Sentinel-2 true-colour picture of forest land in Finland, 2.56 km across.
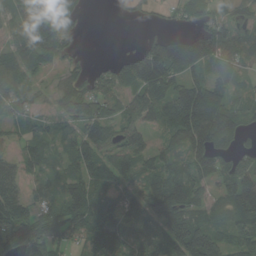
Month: August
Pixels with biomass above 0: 80%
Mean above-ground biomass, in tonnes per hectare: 78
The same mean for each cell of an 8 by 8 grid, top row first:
56 120 30 4 25 29 57 53
77 91 22 0 71 125 134 88
64 27 56 78 146 95 72 35
55 35 88 76 109 145 167 51
28 51 95 82 54 62 113 33
74 40 90 78 82 89 68 130
111 57 115 83 86 139 60 114
112 96 47 93 61 140 147 73
